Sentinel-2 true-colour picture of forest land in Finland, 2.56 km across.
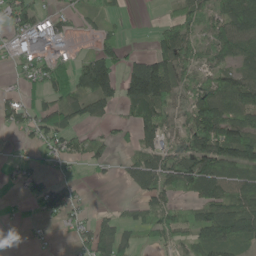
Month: May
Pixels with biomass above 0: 63%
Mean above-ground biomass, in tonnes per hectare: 54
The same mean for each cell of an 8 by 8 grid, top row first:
65 46 30 16 0 35 66 119
37 71 12 55 4 103 55 86
20 68 68 88 116 76 55 80
56 81 63 32 69 42 113 80
15 56 32 27 40 47 114 110
27 39 7 10 73 85 113 57
13 61 26 12 47 47 80 67
1 7 42 96 18 41 87 67
